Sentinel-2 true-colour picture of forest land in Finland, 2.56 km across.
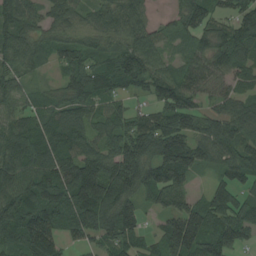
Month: August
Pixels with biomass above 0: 89%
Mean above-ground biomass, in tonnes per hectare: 92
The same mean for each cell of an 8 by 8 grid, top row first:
97 63 58 80 56 41 93 96
101 51 74 59 89 28 81 123
58 15 101 95 87 92 83 78
66 63 99 72 64 131 57 91
107 102 97 93 130 158 110 105
117 126 154 149 125 131 29 89
133 122 151 124 52 89 112 100
96 109 53 93 46 146 127 87
